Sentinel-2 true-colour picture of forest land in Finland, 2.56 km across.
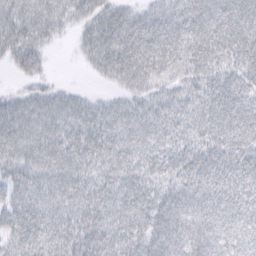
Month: February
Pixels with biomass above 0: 92%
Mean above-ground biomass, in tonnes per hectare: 52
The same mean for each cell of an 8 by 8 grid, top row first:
65 47 41 68 50 64 77 76
62 27 25 95 99 78 79 70
15 19 1 38 60 42 50 48
48 41 52 42 44 43 53 65
43 42 55 52 40 41 50 56
41 36 38 42 42 48 71 70
57 44 42 39 52 66 58 60
56 56 60 52 62 69 63 47
